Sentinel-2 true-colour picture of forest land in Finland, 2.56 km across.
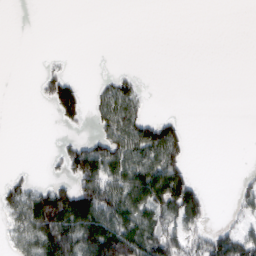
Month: March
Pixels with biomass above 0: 35%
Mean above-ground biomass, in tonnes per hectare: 37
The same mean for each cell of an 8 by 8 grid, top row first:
0 0 0 0 0 0 0 0
0 0 0 0 0 0 0 0
0 27 13 24 6 0 0 0
0 6 47 72 31 4 0 0
0 1 37 78 100 69 0 0
13 9 96 87 114 100 1 7
58 130 134 102 96 101 36 21
38 120 114 155 106 76 67 87
